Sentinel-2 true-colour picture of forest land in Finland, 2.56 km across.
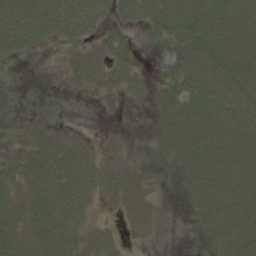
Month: June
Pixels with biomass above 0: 77%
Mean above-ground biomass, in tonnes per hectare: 35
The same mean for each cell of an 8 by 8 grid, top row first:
62 68 72 34 33 47 47 39
36 9 29 55 5 27 50 50
7 2 30 41 31 37 59 47
13 6 0 13 8 47 52 51
17 45 28 17 9 42 51 43
50 66 63 44 24 10 51 42
41 64 51 10 33 10 46 44
44 52 37 20 8 4 21 44
